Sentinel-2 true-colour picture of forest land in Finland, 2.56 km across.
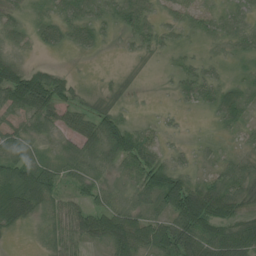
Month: July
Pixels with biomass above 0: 78%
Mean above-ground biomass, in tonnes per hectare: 40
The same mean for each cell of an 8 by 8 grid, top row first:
18 27 53 34 49 22 25 31
21 22 30 4 22 20 11 31
83 66 10 6 2 25 38 26
38 57 41 36 2 9 17 55
37 17 57 89 50 8 11 15
65 53 46 27 68 62 27 57
78 45 44 51 41 89 75 31
6 28 43 74 58 97 76 84
